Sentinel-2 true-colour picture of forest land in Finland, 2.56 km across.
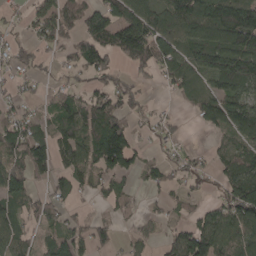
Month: April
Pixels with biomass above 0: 67%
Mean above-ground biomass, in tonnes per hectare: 71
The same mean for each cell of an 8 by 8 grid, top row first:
20 93 106 115 103 115 128 180
46 43 90 91 114 104 122 133
32 21 26 48 30 81 69 123
42 33 88 92 31 12 92 114
89 77 87 166 17 32 12 65
102 46 56 82 45 36 31 120
60 61 13 41 18 30 49 126
63 49 77 55 34 69 134 73
